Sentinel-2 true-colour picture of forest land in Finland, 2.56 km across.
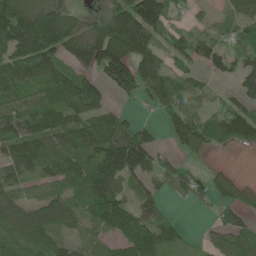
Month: May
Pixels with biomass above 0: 76%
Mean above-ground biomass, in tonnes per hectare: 87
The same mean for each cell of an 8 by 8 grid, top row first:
161 151 51 86 153 28 20 72
143 139 119 171 100 60 72 60
124 128 111 113 108 79 31 68
82 136 117 69 16 92 49 92
106 81 106 144 108 55 72 62
64 66 112 141 82 76 49 22
83 143 100 135 71 11 23 82
80 79 36 54 131 74 38 94
